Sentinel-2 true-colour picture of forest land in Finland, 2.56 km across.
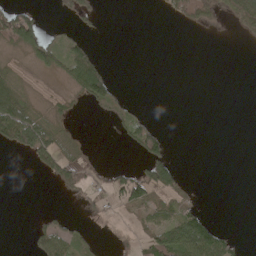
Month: May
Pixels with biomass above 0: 31%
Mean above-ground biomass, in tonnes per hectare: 26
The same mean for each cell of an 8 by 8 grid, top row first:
70 4 44 0 0 31 42 58
50 56 43 0 0 0 0 1
25 4 87 31 0 0 0 0
97 13 4 20 9 0 0 0
73 66 7 2 75 2 0 0
0 28 47 30 68 49 0 0
0 6 9 17 52 43 11 0
0 61 20 6 41 104 118 14
